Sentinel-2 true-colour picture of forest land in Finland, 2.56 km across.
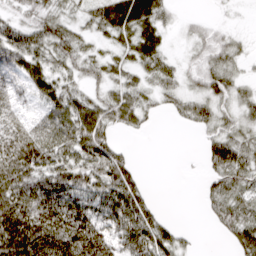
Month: March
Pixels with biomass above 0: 74%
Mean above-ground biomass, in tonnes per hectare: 44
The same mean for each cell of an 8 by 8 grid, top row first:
27 42 29 80 78 10 2 2
70 54 35 26 61 6 21 17
28 51 25 31 27 26 40 29
18 42 56 53 36 21 40 38
75 67 71 46 0 0 38 50
78 60 52 71 15 0 28 53
85 96 83 77 54 0 23 47
108 100 106 67 76 40 0 51
